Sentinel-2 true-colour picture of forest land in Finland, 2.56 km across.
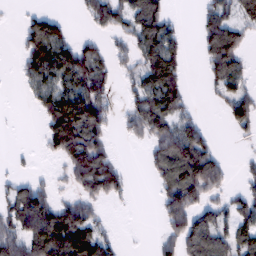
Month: February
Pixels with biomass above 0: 60%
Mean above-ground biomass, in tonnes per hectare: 64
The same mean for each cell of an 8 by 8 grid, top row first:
3 52 15 87 129 14 63 68
12 122 67 35 78 56 89 78
11 75 85 34 73 79 38 65
0 71 136 38 106 81 3 85
2 43 136 38 29 137 66 6
25 12 92 100 8 109 148 19
85 106 89 7 0 99 69 64
106 151 120 39 1 76 95 78
